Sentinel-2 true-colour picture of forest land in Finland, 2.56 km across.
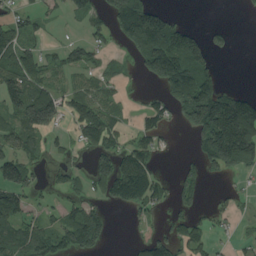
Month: August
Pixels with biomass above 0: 51%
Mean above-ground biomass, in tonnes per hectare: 78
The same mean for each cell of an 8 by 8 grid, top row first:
55 30 42 117 213 33 0 3
97 29 68 33 182 200 95 1
106 60 39 32 32 162 96 3
92 143 95 52 64 64 250 229
72 37 56 82 70 6 153 260
131 30 37 142 121 37 33 36
106 34 77 26 61 44 27 17
137 104 117 14 70 94 54 22
